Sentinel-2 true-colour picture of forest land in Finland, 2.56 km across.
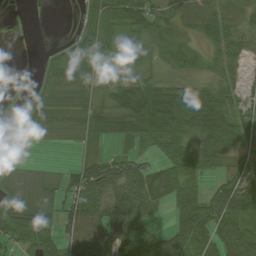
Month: August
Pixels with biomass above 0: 76%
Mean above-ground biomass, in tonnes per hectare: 44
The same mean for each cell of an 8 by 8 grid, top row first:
1 0 22 57 64 44 48 30
0 9 51 43 47 31 26 38
1 26 24 35 49 30 32 22
6 34 30 54 113 103 97 45
14 4 13 19 25 66 61 64
17 9 47 56 56 70 36 49
52 33 69 64 56 42 75 74
50 50 73 52 69 63 65 100
